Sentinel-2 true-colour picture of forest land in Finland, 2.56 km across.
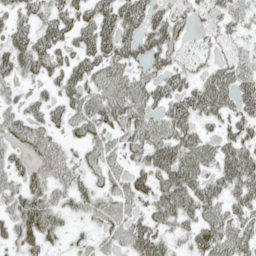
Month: May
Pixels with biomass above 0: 79%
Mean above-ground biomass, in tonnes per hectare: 42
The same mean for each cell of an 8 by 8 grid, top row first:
33 40 44 53 54 35 27 25
50 55 43 56 47 35 20 18
34 36 52 60 44 40 46 48
31 36 47 60 52 51 45 44
35 48 29 36 54 60 38 48
35 47 33 37 36 65 41 60
45 56 31 45 31 61 46 37
38 35 15 29 62 23 48 49
